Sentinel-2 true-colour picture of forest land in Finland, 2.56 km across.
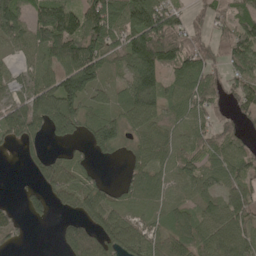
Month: May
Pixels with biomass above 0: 79%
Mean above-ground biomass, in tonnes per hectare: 86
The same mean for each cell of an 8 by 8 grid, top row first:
118 150 125 119 173 69 65 62
65 118 147 87 204 128 67 104
53 83 175 39 179 91 83 79
89 143 95 67 141 61 75 58
55 45 32 96 80 68 70 64
1 89 54 2 103 73 73 87
21 48 72 81 65 76 74 105
38 0 160 107 94 84 95 110
